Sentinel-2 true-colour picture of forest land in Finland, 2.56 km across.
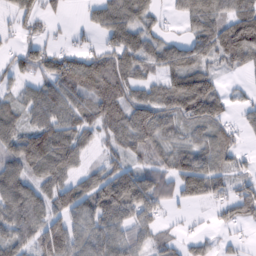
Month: February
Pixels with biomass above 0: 77%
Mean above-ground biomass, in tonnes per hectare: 73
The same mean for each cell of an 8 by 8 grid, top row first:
43 31 9 106 61 28 94 84
33 53 36 78 88 57 70 133
37 79 113 131 62 59 53 12
57 93 85 102 125 97 87 29
105 135 78 62 89 64 76 39
101 89 54 104 92 93 112 48
100 77 94 124 99 25 26 74
75 115 90 97 56 33 30 15
